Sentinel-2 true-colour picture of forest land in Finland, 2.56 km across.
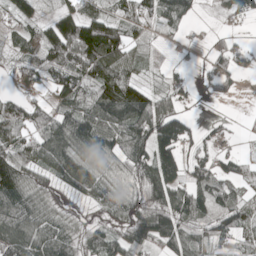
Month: May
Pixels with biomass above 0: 79%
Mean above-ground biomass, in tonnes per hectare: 75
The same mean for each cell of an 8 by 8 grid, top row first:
65 32 97 52 71 95 3 50
44 106 159 145 33 11 29 37
42 72 106 114 41 29 44 40
69 68 105 139 136 68 4 3
83 102 94 78 113 149 37 13
114 52 93 66 118 87 79 54
124 64 16 54 94 137 84 91
109 100 70 76 117 106 68 59
